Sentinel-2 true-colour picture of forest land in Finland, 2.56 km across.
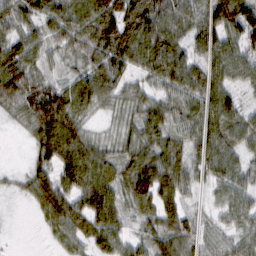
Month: February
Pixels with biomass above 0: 88%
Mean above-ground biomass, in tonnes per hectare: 70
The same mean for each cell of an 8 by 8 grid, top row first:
65 74 89 115 119 81 91 130
81 53 75 114 100 80 84 77
125 52 68 78 46 102 84 50
54 135 63 29 67 62 75 56
2 106 90 43 77 57 83 57
19 59 101 70 114 85 48 58
4 74 79 83 60 67 22 63
2 14 54 82 47 84 39 55
